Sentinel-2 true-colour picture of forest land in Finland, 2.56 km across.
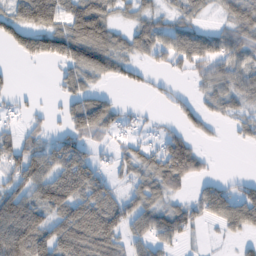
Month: February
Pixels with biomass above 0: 65%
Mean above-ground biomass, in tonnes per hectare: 52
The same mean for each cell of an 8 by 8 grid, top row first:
69 99 106 47 37 35 17 57
45 71 103 71 52 67 64 59
7 4 61 29 20 11 49 53
14 14 82 51 10 25 31 33
62 42 51 26 31 77 7 11
61 79 89 31 55 94 23 11
94 87 87 73 61 49 64 87
102 80 100 71 51 38 4 18
